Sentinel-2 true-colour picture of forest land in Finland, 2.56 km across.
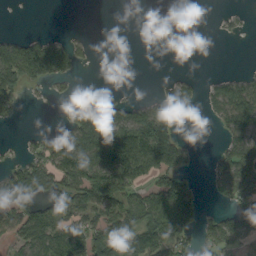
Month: September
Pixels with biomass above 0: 47%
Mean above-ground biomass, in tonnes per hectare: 59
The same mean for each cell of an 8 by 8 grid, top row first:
0 0 0 0 0 0 0 8
80 81 25 0 0 0 0 0
88 64 10 0 0 31 11 32
33 0 63 100 63 43 21 93
7 76 141 175 175 94 0 73
109 95 115 146 90 100 25 106
118 68 79 91 126 170 15 62
49 88 90 101 138 100 54 69
